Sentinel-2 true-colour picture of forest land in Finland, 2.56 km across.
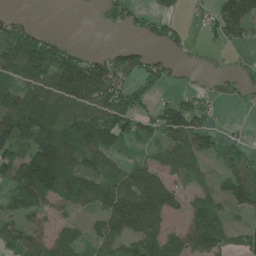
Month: June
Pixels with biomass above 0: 68%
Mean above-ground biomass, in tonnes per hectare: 86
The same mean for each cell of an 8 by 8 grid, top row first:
30 0 0 36 41 35 42 132
165 110 23 21 35 33 12 34
99 134 193 154 92 20 20 29
163 160 110 170 61 131 58 9
135 183 148 102 39 108 54 34
142 248 146 95 113 54 38 96
87 73 50 120 192 58 82 63
91 78 39 91 117 76 135 57
